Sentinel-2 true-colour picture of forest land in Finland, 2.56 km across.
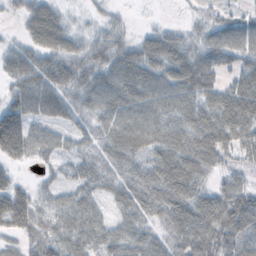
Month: November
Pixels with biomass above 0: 89%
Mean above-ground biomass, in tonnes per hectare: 63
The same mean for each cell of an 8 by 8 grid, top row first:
19 70 10 18 3 3 26 35
29 63 43 54 62 68 58 66
47 66 60 70 77 75 63 63
95 53 39 63 71 64 78 121
136 49 31 61 76 75 96 77
29 17 49 54 67 113 48 39
129 49 74 41 76 93 102 111
39 89 85 75 74 78 99 66
